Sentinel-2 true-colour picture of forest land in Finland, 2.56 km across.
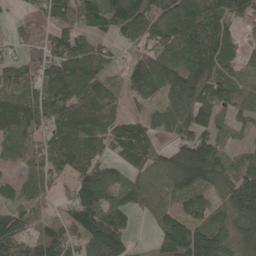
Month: May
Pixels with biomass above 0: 84%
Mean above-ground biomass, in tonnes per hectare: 98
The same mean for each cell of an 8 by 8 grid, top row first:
24 77 123 139 129 152 144 84
40 104 101 47 80 102 145 56
96 113 123 61 132 117 142 76
112 90 125 68 46 119 121 58
96 75 88 65 101 85 117 31
35 60 95 91 85 125 116 113
75 42 149 110 55 83 89 153
156 159 100 174 10 148 145 121
